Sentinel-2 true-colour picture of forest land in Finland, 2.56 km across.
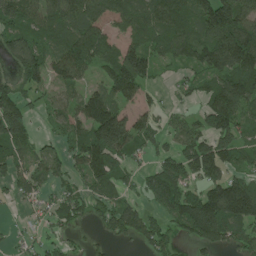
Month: June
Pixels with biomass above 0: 74%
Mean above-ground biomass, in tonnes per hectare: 96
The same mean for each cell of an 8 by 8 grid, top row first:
120 105 127 94 108 131 150 139
113 88 126 73 97 97 131 168
79 85 67 115 90 35 78 130
147 43 105 145 64 36 117 129
121 30 108 183 75 67 123 106
85 68 73 121 55 131 111 83
15 55 76 90 52 151 209 176
18 41 15 44 77 53 118 86
